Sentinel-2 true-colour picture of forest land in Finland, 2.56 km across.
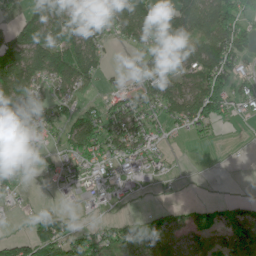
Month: June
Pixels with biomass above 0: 62%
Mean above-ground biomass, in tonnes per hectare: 64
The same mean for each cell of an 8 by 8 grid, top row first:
18 103 51 85 131 121 112 122
101 121 114 22 61 70 121 99
138 97 103 19 49 75 111 48
116 63 63 76 74 78 125 18
73 37 98 103 71 9 16 2
73 10 64 44 23 7 0 0
7 8 7 9 7 29 35 62
52 140 75 66 61 67 53 114
